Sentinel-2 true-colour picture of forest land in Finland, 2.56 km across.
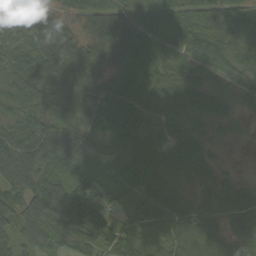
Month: September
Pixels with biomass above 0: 94%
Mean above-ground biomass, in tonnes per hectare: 75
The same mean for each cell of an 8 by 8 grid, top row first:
88 84 58 92 63 81 108 105
70 106 89 103 102 70 85 85
80 94 96 58 88 78 48 43
44 55 58 89 84 61 70 23
67 85 78 51 79 56 38 9
68 59 76 78 68 45 36 18
63 115 135 85 80 84 59 59
61 64 82 132 71 108 155 82
